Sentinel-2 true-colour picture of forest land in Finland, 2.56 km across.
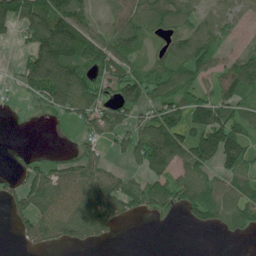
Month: June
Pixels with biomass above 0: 66%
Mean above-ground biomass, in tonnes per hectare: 76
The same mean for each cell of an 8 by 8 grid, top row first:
129 163 96 44 82 87 50 41
21 170 160 114 46 62 88 32
34 161 97 95 87 85 57 126
8 44 100 90 58 97 117 77
5 2 42 55 124 126 145 119
50 82 102 79 67 76 63 78
61 110 108 98 74 65 97 94
21 76 72 20 0 0 0 12
